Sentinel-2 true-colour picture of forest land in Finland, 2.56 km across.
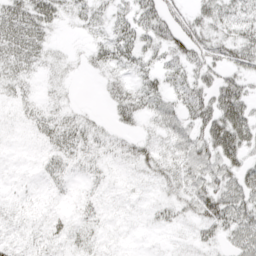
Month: April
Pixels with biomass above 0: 69%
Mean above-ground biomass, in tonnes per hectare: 24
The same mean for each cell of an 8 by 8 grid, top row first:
47 40 23 24 36 35 34 30
47 21 6 38 32 41 41 45
29 9 4 17 23 27 36 35
8 16 10 17 27 38 53 51
0 17 27 16 22 35 51 52
1 15 7 5 10 28 41 45
5 4 8 1 3 21 50 55
8 13 12 1 0 2 17 41
